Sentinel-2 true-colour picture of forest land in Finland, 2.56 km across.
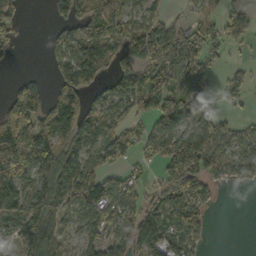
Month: October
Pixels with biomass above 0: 67%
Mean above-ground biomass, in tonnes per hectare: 80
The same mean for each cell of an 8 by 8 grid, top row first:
49 21 103 114 70 13 33 39
16 37 115 98 154 164 67 21
29 25 108 69 97 95 66 43
141 118 94 88 65 132 55 24
189 143 85 95 52 132 130 72
154 119 99 37 24 135 99 54
115 112 65 92 75 123 43 0
68 95 46 94 102 91 25 0
